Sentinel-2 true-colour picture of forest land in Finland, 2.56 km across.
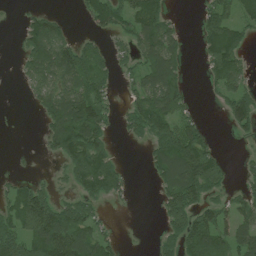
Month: July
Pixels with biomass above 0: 60%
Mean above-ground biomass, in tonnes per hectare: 64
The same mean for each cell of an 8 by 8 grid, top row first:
3 52 15 87 129 14 63 68
12 122 67 35 78 56 89 78
11 75 85 34 73 79 38 65
0 71 136 38 106 81 3 85
2 43 136 38 29 137 66 6
25 12 92 100 8 109 148 19
85 106 89 7 0 99 69 64
106 151 120 39 1 76 95 78
